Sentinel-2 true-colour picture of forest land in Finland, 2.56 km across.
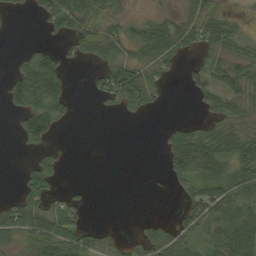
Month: September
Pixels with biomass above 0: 51%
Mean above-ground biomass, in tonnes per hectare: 32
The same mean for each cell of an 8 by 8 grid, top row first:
5 39 54 24 13 20 40 10
2 26 29 44 51 48 39 25
63 118 0 73 50 4 41 43
36 90 2 8 14 0 25 28
7 32 0 0 0 54 62 45
5 60 0 0 1 34 51 35
59 53 27 0 0 12 56 35
37 87 52 16 28 45 31 56
